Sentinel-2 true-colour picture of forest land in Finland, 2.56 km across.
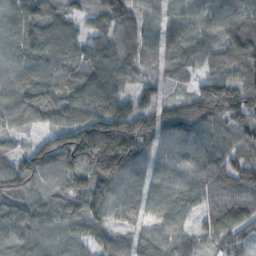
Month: November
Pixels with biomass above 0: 95%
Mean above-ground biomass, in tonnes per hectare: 91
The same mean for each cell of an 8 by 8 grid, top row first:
80 94 52 114 74 64 78 96
79 94 70 76 76 88 68 103
79 100 90 96 47 44 90 92
84 91 97 132 109 112 148 134
30 91 208 241 117 66 82 102
123 90 102 154 62 68 100 110
95 88 101 86 54 75 71 101
93 77 70 67 57 75 69 66
